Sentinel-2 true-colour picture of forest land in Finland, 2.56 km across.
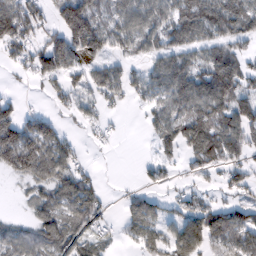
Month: February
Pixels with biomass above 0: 66%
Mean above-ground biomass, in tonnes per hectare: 63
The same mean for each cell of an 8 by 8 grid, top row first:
125 42 158 67 90 88 104 137
60 98 71 48 57 71 69 48
14 52 48 77 62 98 93 100
58 31 36 18 31 75 89 91
151 91 16 7 4 67 100 82
52 73 58 1 22 18 25 40
4 68 90 9 64 33 58 63
67 83 61 18 54 68 73 86
